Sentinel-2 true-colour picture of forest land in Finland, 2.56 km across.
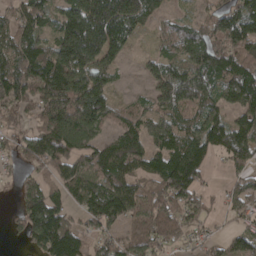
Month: April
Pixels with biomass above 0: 81%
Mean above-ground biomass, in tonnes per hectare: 110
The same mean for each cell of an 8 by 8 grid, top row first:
78 71 191 237 141 31 74 126
114 100 223 133 11 76 129 112
176 189 211 83 37 183 159 163
70 189 234 83 70 119 106 88
62 121 141 106 118 135 130 142
28 49 87 141 98 192 41 71
39 140 51 131 122 118 41 78
20 146 56 68 123 73 46 86
